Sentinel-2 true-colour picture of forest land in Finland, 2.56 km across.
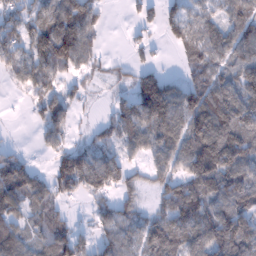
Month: January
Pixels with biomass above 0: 77%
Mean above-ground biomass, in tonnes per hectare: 73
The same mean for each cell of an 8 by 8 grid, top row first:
62 78 119 8 32 54 51 82
73 114 114 2 26 37 102 104
32 62 30 21 74 30 83 92
1 64 16 37 102 95 136 124
10 31 27 55 69 91 140 123
82 29 128 103 36 76 154 116
65 62 11 55 34 123 120 105
87 79 79 61 74 108 123 140
